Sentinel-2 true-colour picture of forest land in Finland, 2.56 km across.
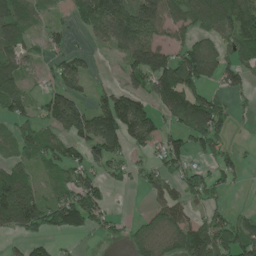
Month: June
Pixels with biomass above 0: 64%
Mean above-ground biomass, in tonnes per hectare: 83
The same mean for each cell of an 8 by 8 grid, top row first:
110 26 70 154 144 91 112 161
90 48 15 54 154 82 81 94
101 35 71 11 104 198 79 74
88 97 127 143 101 131 164 16
82 70 79 103 70 74 87 11
104 35 67 43 48 62 60 32
214 112 160 31 13 83 54 9
33 52 17 26 78 110 147 109
